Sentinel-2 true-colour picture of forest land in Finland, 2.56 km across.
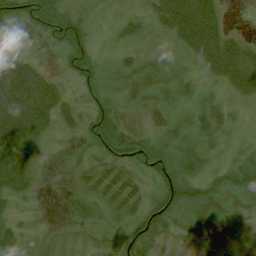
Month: July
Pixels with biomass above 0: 53%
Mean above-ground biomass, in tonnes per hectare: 23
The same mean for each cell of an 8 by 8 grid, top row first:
32 50 16 3 16 68 54 0
4 7 35 7 6 11 57 34
70 29 23 4 6 13 14 49
63 51 20 34 12 6 26 4
54 7 5 50 34 15 15 10
53 1 14 43 21 48 28 42
9 0 1 21 33 42 13 1
22 5 7 9 38 9 5 5
